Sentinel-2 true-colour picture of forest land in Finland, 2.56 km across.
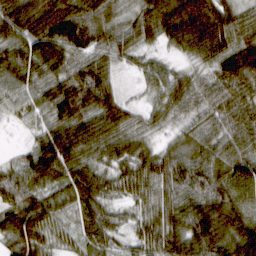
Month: March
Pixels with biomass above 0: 97%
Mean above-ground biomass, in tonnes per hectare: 68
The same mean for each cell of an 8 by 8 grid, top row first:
95 118 117 65 69 127 115 60
64 100 86 70 42 39 81 93
73 69 88 50 37 54 42 80
34 65 99 84 34 45 46 69
7 80 97 68 42 38 59 64
53 76 73 48 65 74 77 85
74 64 66 36 42 72 97 79
63 51 43 47 49 78 99 90
